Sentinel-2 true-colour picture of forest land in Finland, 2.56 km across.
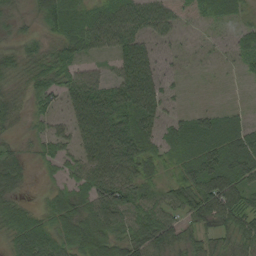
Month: August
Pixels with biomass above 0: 87%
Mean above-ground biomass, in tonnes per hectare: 47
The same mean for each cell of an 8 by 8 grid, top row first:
25 52 45 54 53 27 25 23
28 35 42 38 48 14 8 34
33 49 50 40 74 14 3 8
35 32 51 94 75 24 27 17
19 34 42 95 65 56 65 72
47 13 45 83 49 40 104 81
38 30 50 94 58 48 94 72
45 49 56 62 74 50 48 51
